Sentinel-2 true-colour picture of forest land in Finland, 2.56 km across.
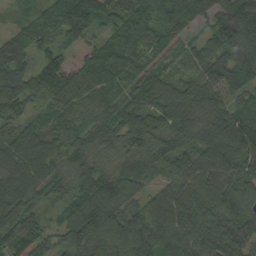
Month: September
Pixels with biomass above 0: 96%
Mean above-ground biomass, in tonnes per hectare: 101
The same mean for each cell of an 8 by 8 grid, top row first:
33 103 164 101 115 123 68 115
92 67 50 118 85 54 72 119
116 121 101 110 103 79 100 77
78 55 90 95 110 106 95 83
106 111 84 91 100 102 119 138
120 96 95 97 70 117 135 113
112 41 102 133 94 162 140 98
120 85 125 96 123 141 131 102
